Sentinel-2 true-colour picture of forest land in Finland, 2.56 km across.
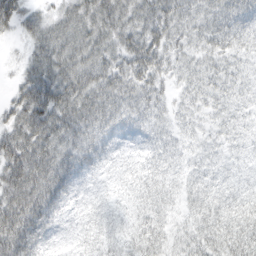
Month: March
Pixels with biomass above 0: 94%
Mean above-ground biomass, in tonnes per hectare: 42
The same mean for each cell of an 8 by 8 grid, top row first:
44 26 45 50 51 50 47 52
5 48 50 42 63 32 35 34
18 65 59 52 48 23 35 30
44 74 66 53 46 28 25 26
61 63 58 36 29 31 20 20
70 78 41 18 42 33 37 23
73 62 20 23 39 26 49 48
76 31 27 27 46 26 46 54
